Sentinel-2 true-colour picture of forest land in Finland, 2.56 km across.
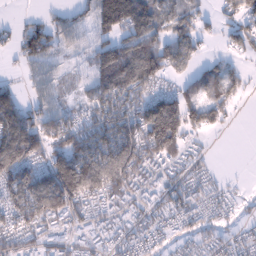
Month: January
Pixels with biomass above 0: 76%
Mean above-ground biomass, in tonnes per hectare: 75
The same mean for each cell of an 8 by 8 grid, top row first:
5 24 40 148 140 86 27 74
45 84 41 83 114 92 15 47
16 67 30 121 123 38 68 49
109 75 57 137 125 138 80 10
168 99 130 159 140 102 10 0
116 110 186 146 87 46 32 3
107 131 77 68 46 60 60 18
72 58 42 47 51 29 43 42
